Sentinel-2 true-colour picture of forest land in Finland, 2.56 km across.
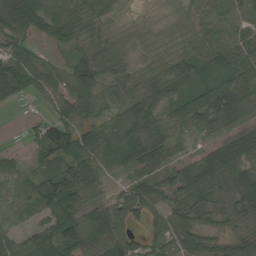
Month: August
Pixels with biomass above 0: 86%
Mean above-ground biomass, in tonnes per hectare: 53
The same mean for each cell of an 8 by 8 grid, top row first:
79 71 58 22 3 12 39 51
45 23 31 34 22 37 51 69
77 57 77 30 33 55 36 61
4 29 72 36 59 45 79 44
5 130 98 93 97 40 26 94
32 74 88 31 52 46 68 60
31 60 57 71 80 55 42 40
30 63 90 97 40 81 40 44
